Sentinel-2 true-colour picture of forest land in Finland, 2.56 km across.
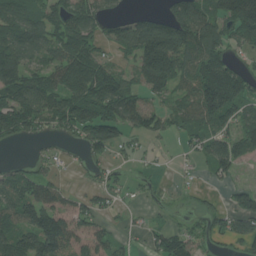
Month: July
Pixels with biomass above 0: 69%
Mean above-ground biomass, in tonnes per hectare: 96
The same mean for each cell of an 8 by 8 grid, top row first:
132 102 142 56 48 117 118 200
126 105 139 53 158 152 152 55
134 114 163 157 93 107 204 152
189 130 157 134 117 70 165 111
38 27 58 100 39 21 86 100
72 63 9 42 26 13 28 27
127 155 71 34 22 11 35 86
113 193 109 67 32 126 66 72
